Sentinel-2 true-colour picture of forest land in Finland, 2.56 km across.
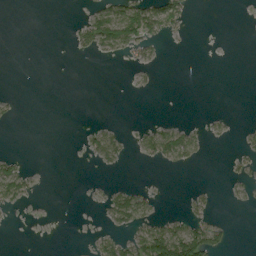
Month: August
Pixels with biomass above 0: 19%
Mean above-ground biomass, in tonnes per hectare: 14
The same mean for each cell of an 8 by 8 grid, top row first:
0 0 6 64 74 42 0 0
3 4 17 36 18 1 0 0
0 1 0 0 3 0 0 0
5 0 0 0 0 0 4 0
0 0 5 39 24 69 10 6
43 0 0 2 0 1 0 14
11 0 0 46 30 1 16 2
0 0 0 32 71 105 76 0
